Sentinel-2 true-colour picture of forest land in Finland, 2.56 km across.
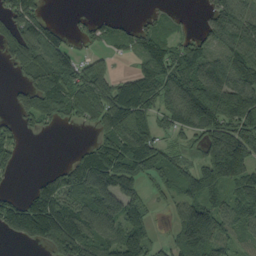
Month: September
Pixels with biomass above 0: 70%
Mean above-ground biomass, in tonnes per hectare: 92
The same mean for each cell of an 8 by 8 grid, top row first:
103 35 17 21 15 22 52 107
100 112 26 31 73 65 64 108
22 127 103 63 103 116 136 110
47 86 69 132 117 131 195 202
42 0 20 126 159 29 97 159
14 59 152 180 78 79 127 166
79 173 129 147 71 47 127 116
26 91 168 110 102 68 137 67
